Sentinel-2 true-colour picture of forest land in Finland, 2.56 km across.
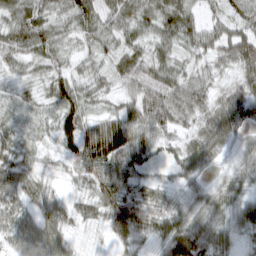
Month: March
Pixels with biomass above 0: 95%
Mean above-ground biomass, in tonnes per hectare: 56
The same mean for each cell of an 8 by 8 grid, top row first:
63 56 72 63 63 77 32 53
61 66 33 52 51 48 54 79
28 56 52 41 69 65 46 50
33 37 78 46 84 78 61 89
44 22 106 157 74 38 74 33
63 24 43 88 39 35 25 44
55 48 33 86 72 50 54 52
45 71 12 40 38 89 75 33
